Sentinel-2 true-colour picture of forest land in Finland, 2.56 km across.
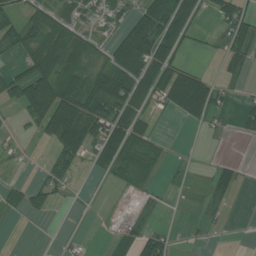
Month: July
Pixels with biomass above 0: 45%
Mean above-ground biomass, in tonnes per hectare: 38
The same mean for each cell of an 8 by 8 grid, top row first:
36 58 44 37 64 104 22 69
46 76 73 53 93 60 7 59
49 89 68 86 80 79 32 16
16 108 85 81 38 37 50 20
7 31 72 87 60 0 1 2
3 29 7 33 23 7 14 19
27 22 2 3 12 1 12 0
0 0 4 35 53 9 4 0
